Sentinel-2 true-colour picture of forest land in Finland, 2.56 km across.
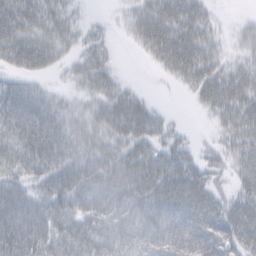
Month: February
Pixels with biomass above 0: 82%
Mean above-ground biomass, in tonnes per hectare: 59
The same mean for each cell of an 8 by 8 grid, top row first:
74 61 17 9 55 77 34 5
69 54 31 15 34 87 45 20
32 17 34 37 2 27 63 50
95 78 30 63 58 4 23 57
87 111 54 49 57 48 15 46
60 84 91 97 89 89 49 41
110 94 71 78 83 87 78 54
127 97 86 69 71 101 89 67
